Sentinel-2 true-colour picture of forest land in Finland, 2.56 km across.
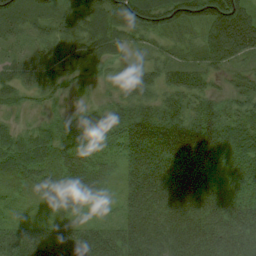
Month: August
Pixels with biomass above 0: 95%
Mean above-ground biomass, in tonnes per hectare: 56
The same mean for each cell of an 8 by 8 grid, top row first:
35 31 56 79 91 75 93 112
19 23 51 38 27 24 67 111
38 37 27 19 55 56 33 28
16 18 40 51 74 75 69 41
53 72 75 42 113 127 96 63
35 41 61 16 101 107 68 43
11 11 21 6 65 75 82 59
60 57 72 60 69 72 92 67
